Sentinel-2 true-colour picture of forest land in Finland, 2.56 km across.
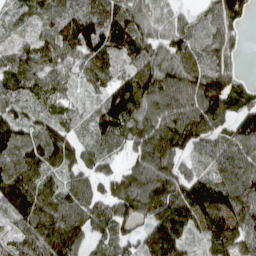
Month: April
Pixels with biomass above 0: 92%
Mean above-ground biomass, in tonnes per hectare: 116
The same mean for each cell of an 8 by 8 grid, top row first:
49 75 110 148 87 54 89 93
78 134 123 150 126 132 117 47
129 101 56 87 146 114 155 62
81 72 53 153 131 130 163 102
148 159 90 93 149 156 98 122
164 93 91 84 145 122 89 121
145 146 131 108 129 172 163 140
86 176 111 88 125 163 109 139
